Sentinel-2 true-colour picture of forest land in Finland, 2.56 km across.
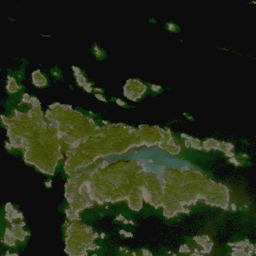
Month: June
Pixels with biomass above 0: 21%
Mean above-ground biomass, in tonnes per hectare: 30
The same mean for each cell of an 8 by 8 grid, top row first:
0 0 0 0 0 0 0 0
0 0 0 0 0 0 0 0
8 13 5 3 37 0 0 0
59 101 93 16 11 0 0 0
58 196 162 179 93 28 15 3
2 43 86 124 101 97 65 1
1 0 34 26 36 66 47 4
12 0 88 0 0 1 4 2
